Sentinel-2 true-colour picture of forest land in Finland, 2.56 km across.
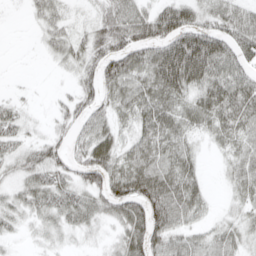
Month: April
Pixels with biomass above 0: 78%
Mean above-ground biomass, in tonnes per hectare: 44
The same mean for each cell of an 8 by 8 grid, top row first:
2 35 10 53 48 77 40 58
0 20 33 60 57 102 99 59
1 2 32 53 52 103 79 62
27 10 49 42 49 47 59 59
35 41 44 56 46 47 16 39
31 52 43 73 76 57 11 42
36 46 53 46 70 72 19 26
10 21 13 20 83 50 36 31
